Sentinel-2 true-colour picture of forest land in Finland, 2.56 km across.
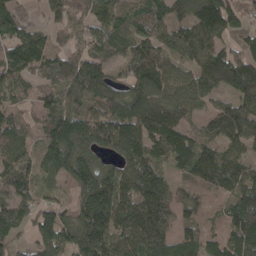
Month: April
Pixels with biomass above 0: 90%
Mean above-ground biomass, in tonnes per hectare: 125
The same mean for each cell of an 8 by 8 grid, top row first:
124 60 103 134 137 106 185 83
171 114 93 121 145 118 152 68
102 105 190 96 153 114 139 174
83 115 162 106 138 112 60 120
107 137 192 137 157 138 72 97
137 89 185 123 162 60 111 103
152 88 141 196 151 115 59 135
67 152 185 163 140 115 87 154
